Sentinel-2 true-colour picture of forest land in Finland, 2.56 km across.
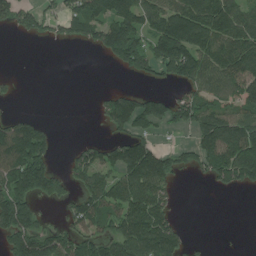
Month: July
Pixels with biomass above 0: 55%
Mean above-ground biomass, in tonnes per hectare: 98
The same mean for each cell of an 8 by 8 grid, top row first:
86 64 117 132 128 164 165 123
0 2 16 155 128 219 156 160
15 0 0 0 37 85 114 164
21 1 0 113 121 100 118 108
187 81 33 80 112 32 150 204
177 160 77 90 183 76 66 134
212 28 106 121 187 40 0 0
164 159 119 144 209 115 9 0
